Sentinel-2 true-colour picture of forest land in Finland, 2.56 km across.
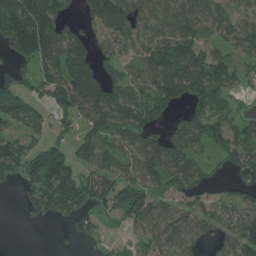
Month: July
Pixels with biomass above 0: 70%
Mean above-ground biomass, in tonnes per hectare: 89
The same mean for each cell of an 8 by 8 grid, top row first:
207 145 55 155 70 99 79 57
114 122 134 49 70 130 69 73
42 102 208 72 87 162 152 54
147 68 105 126 107 52 78 52
97 101 97 94 93 72 67 94
67 184 95 89 104 95 42 69
8 108 113 64 116 63 77 73
0 0 33 17 51 77 47 120
